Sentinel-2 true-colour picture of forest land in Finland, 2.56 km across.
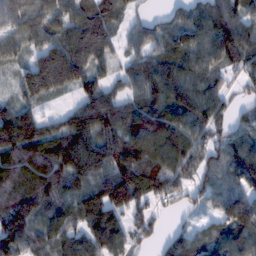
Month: February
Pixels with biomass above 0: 88%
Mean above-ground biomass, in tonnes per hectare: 106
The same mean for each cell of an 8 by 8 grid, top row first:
91 110 96 69 34 54 126 99
83 114 123 68 83 82 119 132
58 192 110 59 118 125 103 48
118 29 117 132 137 115 125 40
169 130 177 117 142 126 82 95
100 100 161 161 166 72 80 123
152 122 142 180 68 34 54 130
154 99 103 121 50 61 99 122
